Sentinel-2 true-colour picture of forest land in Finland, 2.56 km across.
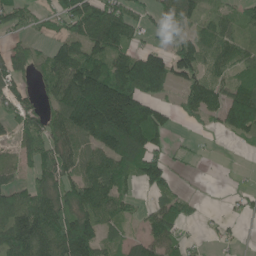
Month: June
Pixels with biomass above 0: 69%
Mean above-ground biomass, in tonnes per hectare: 87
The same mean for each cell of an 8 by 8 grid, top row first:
73 35 122 120 39 124 41 43
52 43 89 112 62 89 68 63
80 63 175 183 258 108 84 68
73 69 184 252 170 33 62 209
47 85 81 155 156 8 2 16
42 85 93 123 110 26 1 4
118 135 122 76 25 72 8 17
157 139 251 39 59 69 9 12
